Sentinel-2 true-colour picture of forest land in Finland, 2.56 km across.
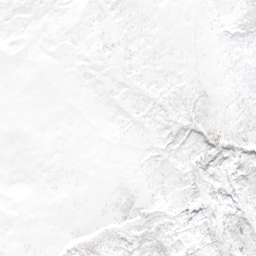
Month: April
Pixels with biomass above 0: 39%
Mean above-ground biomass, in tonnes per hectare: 4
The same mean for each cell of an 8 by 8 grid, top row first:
0 0 1 2 1 0 1 7
0 0 1 3 2 1 1 3
0 0 1 2 2 3 2 2
0 0 0 1 3 7 7 7
0 0 0 0 2 8 18 16
0 0 0 1 2 5 12 15
0 0 0 5 7 6 7 12
0 0 7 7 15 9 9 14
